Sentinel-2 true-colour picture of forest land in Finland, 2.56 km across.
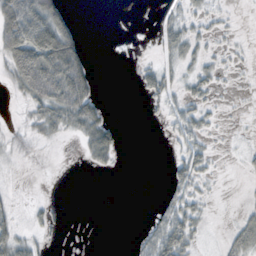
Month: October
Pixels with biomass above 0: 37%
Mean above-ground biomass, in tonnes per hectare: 18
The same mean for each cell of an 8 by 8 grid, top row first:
70 71 3 0 1 15 17 2
66 81 33 0 1 27 13 5
37 75 58 0 18 16 22 2
2 40 50 4 4 18 15 2
10 7 14 37 0 13 14 3
2 0 0 3 0 25 16 3
11 9 0 0 0 36 10 6
39 7 1 0 18 57 4 27
